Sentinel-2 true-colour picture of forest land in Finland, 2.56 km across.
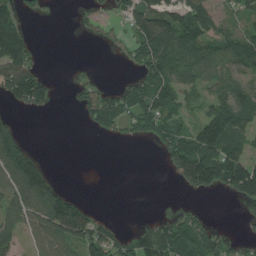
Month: July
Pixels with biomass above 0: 53%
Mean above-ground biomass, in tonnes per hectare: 80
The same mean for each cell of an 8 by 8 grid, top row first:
80 9 23 38 134 130 110 70
158 1 0 26 139 151 101 137
183 56 17 6 106 111 72 96
32 27 39 134 126 97 91 138
82 0 0 9 19 125 171 99
109 55 0 0 0 59 171 208
136 181 102 0 0 15 9 32
75 127 150 115 127 148 99 35
